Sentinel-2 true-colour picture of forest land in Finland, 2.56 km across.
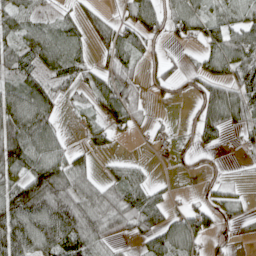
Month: April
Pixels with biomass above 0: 67%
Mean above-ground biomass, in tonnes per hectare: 53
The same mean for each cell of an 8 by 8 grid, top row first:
60 25 30 21 74 60 43 45
60 80 38 71 47 20 47 82
48 51 40 72 34 36 61 66
100 69 23 66 24 3 76 73
114 76 15 21 8 17 37 21
66 119 70 27 26 7 20 6
113 116 99 81 98 20 45 30
106 98 89 45 46 86 33 13
